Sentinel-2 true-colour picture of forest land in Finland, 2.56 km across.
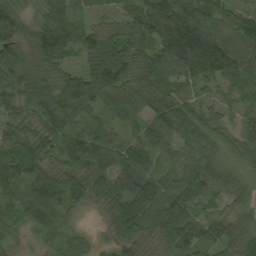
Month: September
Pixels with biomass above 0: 97%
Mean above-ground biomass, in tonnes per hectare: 74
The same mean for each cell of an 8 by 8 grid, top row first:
82 68 40 32 93 104 76 54
79 119 85 90 74 98 123 77
85 66 80 123 77 59 64 55
75 113 81 58 69 95 44 34
115 90 94 72 74 55 60 56
112 89 91 94 75 58 80 39
58 121 46 64 112 97 48 32
21 30 45 31 49 80 66 76
